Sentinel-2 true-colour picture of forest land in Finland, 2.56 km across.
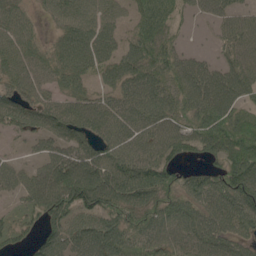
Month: May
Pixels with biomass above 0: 83%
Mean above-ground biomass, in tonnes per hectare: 69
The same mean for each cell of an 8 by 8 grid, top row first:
60 30 78 55 56 33 32 53
70 42 95 60 76 42 11 74
70 56 56 52 80 64 92 89
100 80 82 72 89 74 101 60
8 51 70 62 71 84 76 101
58 90 122 91 105 50 55 105
30 83 92 81 76 64 78 89
46 69 89 97 61 66 79 58
